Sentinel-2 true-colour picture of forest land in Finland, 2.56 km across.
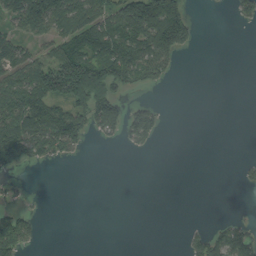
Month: August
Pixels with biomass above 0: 38%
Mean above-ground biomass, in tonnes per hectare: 54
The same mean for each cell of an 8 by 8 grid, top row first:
105 165 128 101 210 152 1 36
58 58 121 138 126 115 0 0
112 156 217 114 80 9 0 0
158 97 88 104 61 0 0 0
132 127 63 13 40 0 0 0
16 0 0 0 0 0 0 18
32 1 0 0 0 0 0 1
122 0 0 0 0 0 71 87
